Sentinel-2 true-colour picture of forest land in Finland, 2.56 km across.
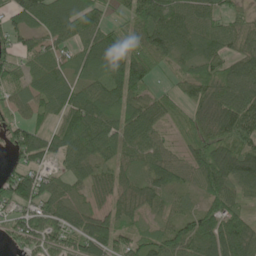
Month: June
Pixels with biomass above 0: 87%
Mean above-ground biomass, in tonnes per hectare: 76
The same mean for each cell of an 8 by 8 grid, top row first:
55 56 82 28 130 85 70 43
54 51 67 125 95 80 76 59
79 82 58 103 87 31 81 96
51 59 115 79 96 46 79 112
75 76 94 78 78 31 84 70
95 55 66 83 60 72 102 95
78 83 49 68 54 36 73 55
50 75 88 100 61 91 109 142
